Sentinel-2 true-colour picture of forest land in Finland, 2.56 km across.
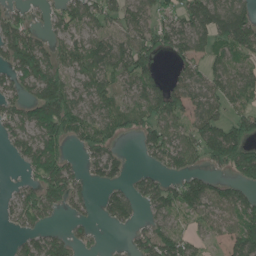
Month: June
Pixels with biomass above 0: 70%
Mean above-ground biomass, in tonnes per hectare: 76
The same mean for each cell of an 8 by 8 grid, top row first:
56 33 91 75 78 68 130 106
128 70 85 108 98 75 72 94
80 139 71 79 89 56 72 92
67 153 88 75 76 100 86 64
54 124 55 60 49 99 118 124
7 127 50 67 46 58 66 75
57 73 37 70 36 71 80 87
26 82 38 2 74 94 29 97
